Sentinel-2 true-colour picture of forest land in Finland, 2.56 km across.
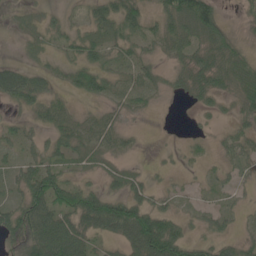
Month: May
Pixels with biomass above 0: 75%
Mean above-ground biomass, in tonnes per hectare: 36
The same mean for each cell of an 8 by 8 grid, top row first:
9 14 12 52 46 71 80 11
3 16 39 31 25 43 50 28
67 26 42 30 32 27 50 55
13 34 16 20 13 1 18 31
26 31 39 29 3 4 12 38
35 74 22 26 16 10 15 14
51 80 84 85 54 21 18 16
58 114 74 33 111 80 34 28
